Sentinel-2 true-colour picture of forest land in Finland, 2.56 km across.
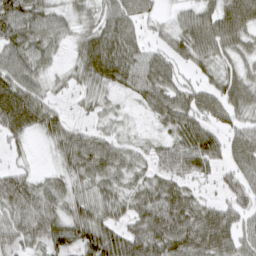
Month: March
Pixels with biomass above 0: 88%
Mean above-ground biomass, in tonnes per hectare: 53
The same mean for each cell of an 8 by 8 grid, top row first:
75 51 30 59 37 25 55 79
65 50 46 88 43 43 63 49
70 30 34 60 67 48 31 59
107 52 14 25 25 79 59 45
19 22 60 47 25 61 68 56
41 27 52 56 41 57 28 54
59 55 51 53 68 82 43 49
45 64 67 85 91 87 84 56
